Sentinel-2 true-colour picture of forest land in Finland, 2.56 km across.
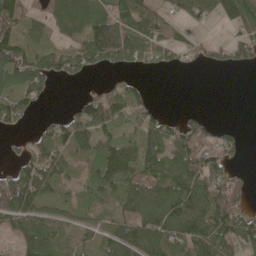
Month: May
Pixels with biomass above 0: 68%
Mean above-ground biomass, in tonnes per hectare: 77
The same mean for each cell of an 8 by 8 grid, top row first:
104 60 101 99 87 45 58 127
127 45 93 177 88 66 46 78
80 67 26 11 11 0 0 0
86 7 70 92 48 9 11 0
19 101 96 90 110 97 69 53
90 101 40 143 88 111 138 32
139 64 59 52 116 155 161 88
45 87 38 77 133 119 161 114
